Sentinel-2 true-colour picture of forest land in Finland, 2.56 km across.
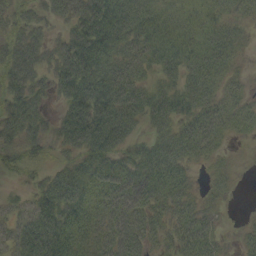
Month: September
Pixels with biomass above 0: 86%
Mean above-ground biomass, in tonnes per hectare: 48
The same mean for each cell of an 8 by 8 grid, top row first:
38 38 75 91 53 30 32 26
57 47 89 73 49 45 46 24
54 41 95 79 34 37 41 20
60 28 81 82 55 55 48 36
43 36 65 67 38 58 41 7
18 39 67 71 64 46 14 6
23 69 72 53 54 39 25 1
52 89 57 59 44 37 42 16
